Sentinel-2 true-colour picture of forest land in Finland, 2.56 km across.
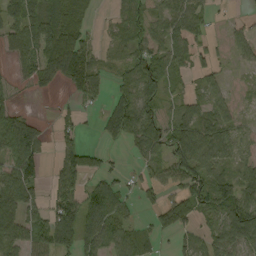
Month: September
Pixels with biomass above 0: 68%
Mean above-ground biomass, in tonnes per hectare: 49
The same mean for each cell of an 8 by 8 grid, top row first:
61 76 38 18 46 55 28 10
46 79 66 16 56 59 27 30
17 38 67 24 77 24 28 6
23 1 27 18 56 33 45 16
113 17 47 11 54 82 82 40
84 25 77 32 24 57 76 39
95 72 76 81 21 74 59 102
70 74 81 71 36 20 37 89
